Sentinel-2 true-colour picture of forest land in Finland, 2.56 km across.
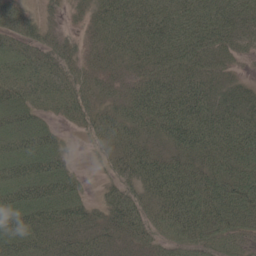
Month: May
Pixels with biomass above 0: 90%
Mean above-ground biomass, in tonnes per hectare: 50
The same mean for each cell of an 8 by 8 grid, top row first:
45 17 17 55 58 49 54 50
43 39 24 44 58 58 51 27
49 53 35 26 49 57 50 21
53 29 49 37 69 82 68 68
48 43 7 44 46 60 68 75
53 60 17 28 62 72 66 72
68 65 53 51 49 76 83 80
64 50 47 36 36 61 57 39
